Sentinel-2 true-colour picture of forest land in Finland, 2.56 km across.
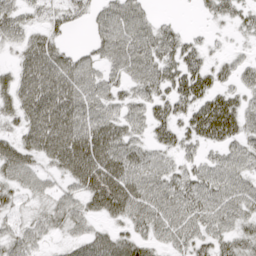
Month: April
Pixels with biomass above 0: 79%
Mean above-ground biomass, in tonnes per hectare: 43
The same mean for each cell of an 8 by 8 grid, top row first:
42 29 23 58 41 7 20 29
29 56 18 61 60 50 20 10
49 75 66 39 58 52 47 33
49 85 70 42 39 46 64 52
46 72 59 47 36 42 36 44
49 28 31 41 59 44 51 48
21 30 32 28 31 58 58 49
42 20 38 52 35 26 40 41
